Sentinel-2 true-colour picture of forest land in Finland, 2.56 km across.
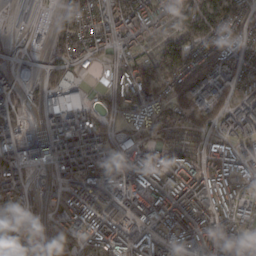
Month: February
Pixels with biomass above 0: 85%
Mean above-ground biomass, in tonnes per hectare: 104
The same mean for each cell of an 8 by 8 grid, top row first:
40 13 112 111 126 109 160 110
10 46 77 82 49 131 130 101
98 35 33 56 130 140 181 116
61 121 138 75 88 83 138 114
102 132 160 111 100 63 69 78
99 48 136 164 151 131 150 106
98 61 117 134 146 158 127 87
87 74 80 144 139 125 167 121
